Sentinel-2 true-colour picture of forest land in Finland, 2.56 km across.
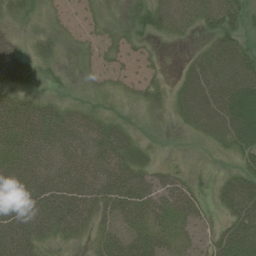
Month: July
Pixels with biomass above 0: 74%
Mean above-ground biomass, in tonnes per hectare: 35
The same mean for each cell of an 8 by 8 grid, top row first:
28 12 11 3 41 52 41 37
1 30 8 19 12 3 29 38
1 14 9 15 21 16 66 76
56 43 35 19 22 23 60 102
57 57 53 62 22 6 13 51
56 53 49 54 39 27 8 37
57 63 55 43 55 50 16 57
62 23 18 32 43 25 20 59
